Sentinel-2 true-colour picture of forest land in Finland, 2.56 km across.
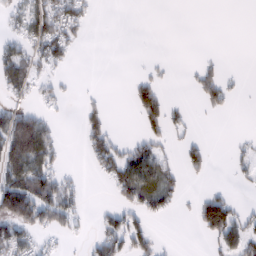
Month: February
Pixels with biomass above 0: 36%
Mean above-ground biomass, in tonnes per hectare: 34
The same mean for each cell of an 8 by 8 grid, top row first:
33 75 39 0 0 0 0 0
40 65 9 0 0 0 0 0
62 24 2 0 26 2 45 5
50 17 25 12 72 16 14 1
123 78 14 51 45 17 21 9
102 86 9 49 100 28 17 14
132 105 33 30 50 16 86 23
87 10 9 76 55 1 23 72
